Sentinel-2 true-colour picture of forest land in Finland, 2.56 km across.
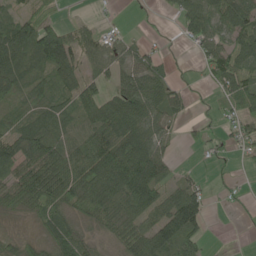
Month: May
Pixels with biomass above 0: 72%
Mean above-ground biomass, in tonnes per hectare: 52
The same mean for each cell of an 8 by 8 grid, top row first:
36 23 6 2 5 25 72 95
85 133 64 37 25 6 58 68
56 44 55 35 72 19 28 74
27 54 54 74 77 41 8 54
62 75 60 91 89 12 27 33
70 122 86 97 106 24 8 6
42 63 62 73 67 103 37 8
32 42 51 35 96 94 18 0
